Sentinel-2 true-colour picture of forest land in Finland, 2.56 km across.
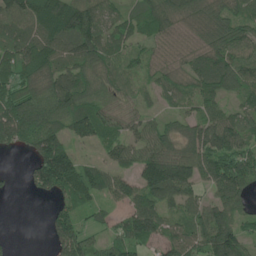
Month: June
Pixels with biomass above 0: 83%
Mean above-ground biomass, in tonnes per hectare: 93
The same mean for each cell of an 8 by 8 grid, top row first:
110 141 147 73 93 122 118 90
95 120 136 83 57 74 116 99
82 115 126 85 36 77 120 113
119 129 137 82 44 41 71 68
65 134 62 52 92 89 146 110
8 181 135 75 120 169 103 138
0 23 68 41 110 83 101 74
4 35 129 65 101 93 138 102
